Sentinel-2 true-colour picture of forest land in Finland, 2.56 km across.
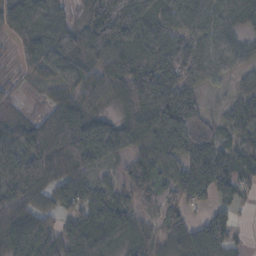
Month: November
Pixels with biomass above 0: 88%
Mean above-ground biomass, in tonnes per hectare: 85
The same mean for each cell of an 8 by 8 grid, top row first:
89 89 36 157 107 88 95 69
32 118 100 106 132 113 81 68
21 52 106 96 185 160 64 33
43 42 87 39 159 197 41 65
109 93 128 138 81 141 88 49
132 98 67 28 76 85 141 71
69 58 74 74 32 44 45 22
106 66 95 88 60 53 126 17
